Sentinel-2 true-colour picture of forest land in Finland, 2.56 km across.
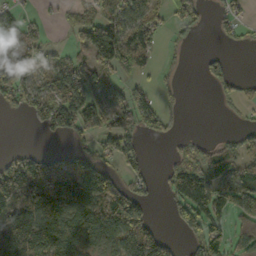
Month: October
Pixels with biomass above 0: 56%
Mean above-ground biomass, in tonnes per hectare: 69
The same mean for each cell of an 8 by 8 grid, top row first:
53 9 31 70 91 55 24 38
123 42 65 159 95 14 3 13
111 88 110 45 20 12 38 34
28 127 141 89 107 25 0 17
1 3 32 58 26 25 32 46
169 106 100 42 31 65 103 76
122 174 122 137 61 54 91 76
153 138 124 77 144 32 94 49
